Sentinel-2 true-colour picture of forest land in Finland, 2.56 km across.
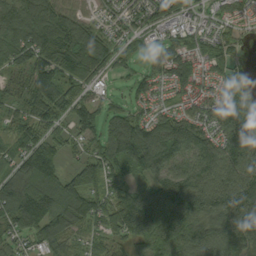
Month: September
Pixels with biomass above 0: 89%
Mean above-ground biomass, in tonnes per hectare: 103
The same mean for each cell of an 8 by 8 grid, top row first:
115 106 61 56 94 79 41 65
119 147 100 77 35 84 76 32
48 137 64 28 59 108 84 81
53 100 103 67 58 79 116 152
75 111 59 134 163 140 119 165
113 138 104 89 69 130 129 154
174 164 134 102 186 191 149 177
69 112 62 60 129 150 121 112
